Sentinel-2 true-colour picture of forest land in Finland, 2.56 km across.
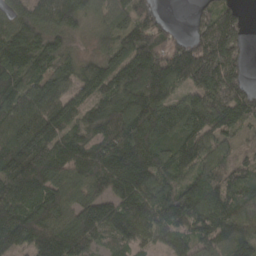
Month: March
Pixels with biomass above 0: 91%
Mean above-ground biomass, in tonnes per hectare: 114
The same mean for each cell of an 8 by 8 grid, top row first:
118 119 112 100 111 6 69 61
122 100 27 76 167 92 140 84
104 104 91 127 163 104 181 91
126 129 81 134 165 120 170 119
139 124 93 131 148 113 88 43
157 145 109 186 168 87 92 76
142 144 116 109 123 139 140 106
121 154 142 76 75 96 86 128
